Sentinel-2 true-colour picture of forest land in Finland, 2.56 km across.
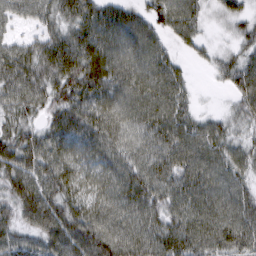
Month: March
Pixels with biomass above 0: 93%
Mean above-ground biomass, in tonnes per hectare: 66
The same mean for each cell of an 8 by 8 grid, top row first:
38 48 75 69 54 82 25 41
49 73 83 74 74 27 21 40
79 73 97 75 79 59 7 67
62 56 74 71 79 70 17 45
82 73 63 67 66 87 80 47
80 75 71 69 78 78 80 53
62 83 63 73 76 67 77 73
57 65 76 85 81 78 78 77
